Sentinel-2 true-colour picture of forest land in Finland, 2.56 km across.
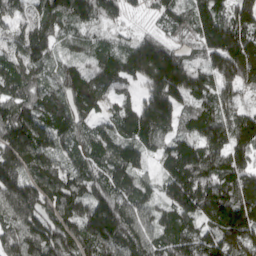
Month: April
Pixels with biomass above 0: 96%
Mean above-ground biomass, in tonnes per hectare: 143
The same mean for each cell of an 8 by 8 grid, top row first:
83 140 120 85 53 103 166 169
92 108 61 72 193 130 160 217
131 74 169 109 125 221 114 161
173 123 127 83 169 126 117 128
240 137 94 107 104 110 140 146
172 191 117 130 75 191 176 181
175 166 165 222 131 167 191 228
182 180 158 178 146 126 127 171
